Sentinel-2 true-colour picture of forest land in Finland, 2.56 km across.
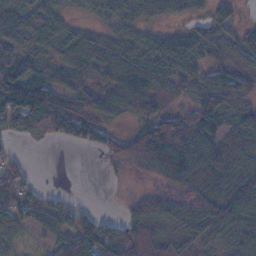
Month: November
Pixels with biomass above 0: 77%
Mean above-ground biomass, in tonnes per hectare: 63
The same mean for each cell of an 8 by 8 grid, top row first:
71 62 13 42 59 40 42 16
65 50 94 60 49 27 54 65
67 71 66 74 77 62 82 82
127 155 97 56 60 54 92 65
9 12 39 51 106 117 86 75
63 0 0 9 30 94 112 93
69 43 30 1 70 83 111 83
16 28 111 118 94 38 58 68
